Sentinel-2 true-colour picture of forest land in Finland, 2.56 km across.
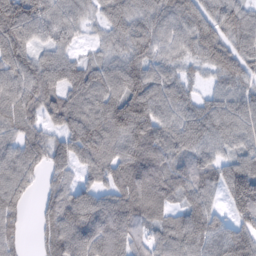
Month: February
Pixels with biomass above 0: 90%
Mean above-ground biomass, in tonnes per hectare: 90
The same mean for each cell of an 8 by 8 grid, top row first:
118 90 61 73 72 84 79 81
97 66 30 61 82 70 108 82
87 103 93 104 111 71 34 85
86 76 111 122 129 94 81 97
72 68 124 93 124 82 82 74
95 54 47 83 146 92 66 146
71 66 119 124 123 59 65 145
58 67 131 140 76 108 102 127
